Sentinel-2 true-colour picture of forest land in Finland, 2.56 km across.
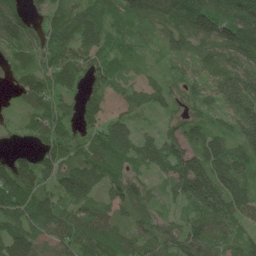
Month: June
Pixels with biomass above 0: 92%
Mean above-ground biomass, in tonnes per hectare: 88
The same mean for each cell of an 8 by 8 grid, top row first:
112 67 91 86 100 108 122 127
79 111 106 76 39 62 61 132
44 87 73 91 70 48 55 100
26 96 77 136 44 47 55 101
17 89 79 135 79 91 97 81
153 87 136 85 53 125 159 99
140 111 83 59 71 41 137 98
115 66 100 93 76 73 93 66
